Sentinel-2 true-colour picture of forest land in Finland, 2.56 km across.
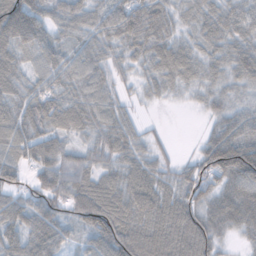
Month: November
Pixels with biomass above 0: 91%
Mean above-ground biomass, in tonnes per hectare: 70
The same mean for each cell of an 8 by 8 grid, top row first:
135 60 70 83 95 42 64 74
80 72 55 53 70 55 48 63
66 70 75 52 35 54 44 54
70 94 84 58 10 2 32 59
86 78 40 75 41 8 60 113
46 80 69 59 89 57 82 131
74 76 89 103 101 95 78 126
70 92 35 106 96 105 86 23
